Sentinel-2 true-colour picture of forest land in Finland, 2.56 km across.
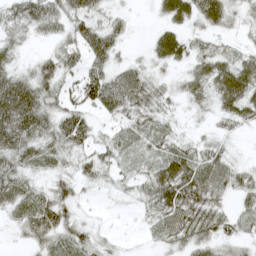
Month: May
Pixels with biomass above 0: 81%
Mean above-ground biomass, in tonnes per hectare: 40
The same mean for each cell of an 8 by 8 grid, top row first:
51 61 53 26 1 53 55 20
30 13 50 51 10 60 24 20
68 56 51 59 43 20 58 71
117 55 54 45 43 12 18 51
84 53 46 32 22 27 22 4
55 32 33 23 32 82 64 32
45 65 17 4 23 79 58 24
10 47 44 11 5 36 38 27
